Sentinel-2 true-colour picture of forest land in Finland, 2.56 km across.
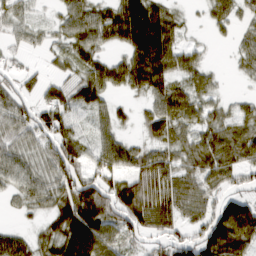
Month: March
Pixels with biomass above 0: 79%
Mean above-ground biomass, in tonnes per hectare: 58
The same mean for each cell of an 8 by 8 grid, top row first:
45 12 63 66 124 32 26 31
21 26 57 32 120 57 11 28
36 31 57 65 87 53 36 11
68 69 52 43 31 76 44 40
54 56 55 61 38 49 67 75
59 55 76 58 79 64 62 43
19 47 119 82 98 71 49 94
65 58 123 62 47 55 96 114
